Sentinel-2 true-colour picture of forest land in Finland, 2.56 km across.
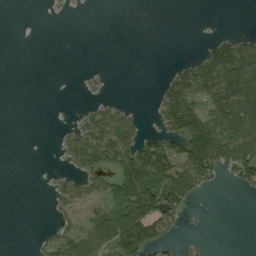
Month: August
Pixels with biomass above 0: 36%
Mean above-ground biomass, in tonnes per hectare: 41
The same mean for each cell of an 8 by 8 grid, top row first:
0 4 0 0 0 0 0 0
0 0 0 0 0 0 32 79
0 0 4 1 0 62 103 137
0 0 16 55 8 117 66 122
0 0 77 103 69 67 150 119
0 7 51 73 140 134 82 64
0 8 55 72 124 74 3 0
0 30 86 110 112 22 9 0
